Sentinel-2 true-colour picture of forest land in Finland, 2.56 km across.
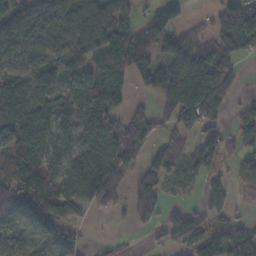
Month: November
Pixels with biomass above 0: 71%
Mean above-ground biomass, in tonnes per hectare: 65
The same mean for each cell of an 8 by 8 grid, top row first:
95 90 94 95 31 58 17 88
71 61 73 117 90 59 56 72
64 67 71 109 55 99 136 18
88 84 76 103 36 68 80 22
96 62 75 99 55 50 75 52
83 74 86 78 58 29 41 47
77 107 47 32 63 21 47 11
42 67 25 16 5 50 81 98
